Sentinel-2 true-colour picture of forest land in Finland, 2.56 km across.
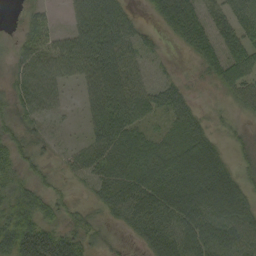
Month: September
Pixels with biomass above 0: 80%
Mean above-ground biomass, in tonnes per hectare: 46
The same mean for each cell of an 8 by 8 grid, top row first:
6 23 51 54 14 74 38 38
25 41 63 57 19 11 50 59
36 50 36 72 0 12 26 56
41 37 12 72 9 28 16 20
44 24 19 64 67 55 56 25
34 24 24 62 68 81 97 41
70 45 24 53 79 85 83 71
96 70 47 16 47 77 82 64
